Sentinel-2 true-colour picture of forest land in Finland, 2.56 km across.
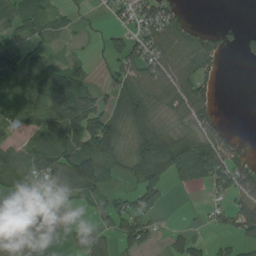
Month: August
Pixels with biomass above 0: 64%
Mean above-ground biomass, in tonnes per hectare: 52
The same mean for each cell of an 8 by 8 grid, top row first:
58 40 12 18 58 37 0 0
48 31 6 42 60 78 68 28
54 67 54 26 74 88 39 0
67 76 114 57 72 46 51 0
43 95 108 105 63 62 69 22
85 70 126 46 68 44 69 61
19 55 25 54 75 3 18 79
72 58 49 52 58 32 21 43
